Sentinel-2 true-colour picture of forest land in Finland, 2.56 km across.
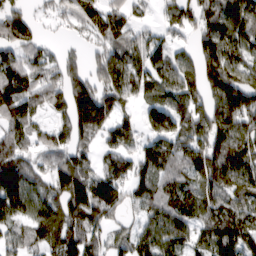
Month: March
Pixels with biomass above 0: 84%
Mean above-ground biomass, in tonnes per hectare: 94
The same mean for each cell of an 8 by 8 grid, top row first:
78 23 90 79 22 60 91 142
83 32 26 96 87 52 107 96
122 77 95 115 94 111 144 127
106 58 140 99 63 110 126 169
81 54 69 72 70 104 123 131
136 71 126 90 78 99 118 121
123 110 134 86 68 109 90 89
62 106 109 60 92 96 92 119
